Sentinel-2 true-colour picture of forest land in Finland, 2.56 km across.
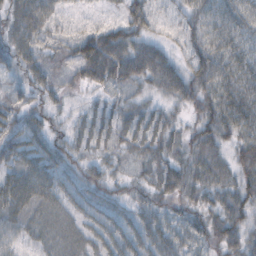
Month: October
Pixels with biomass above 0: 92%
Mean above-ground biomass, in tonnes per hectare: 43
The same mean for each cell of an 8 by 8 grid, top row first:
43 49 13 14 51 27 45 50
44 31 64 78 57 28 52 49
23 33 35 53 45 66 64 58
39 28 22 35 38 24 53 61
48 47 34 36 49 35 45 50
59 60 35 30 34 51 46 52
62 44 33 26 33 28 36 57
37 37 38 41 39 43 38 51
